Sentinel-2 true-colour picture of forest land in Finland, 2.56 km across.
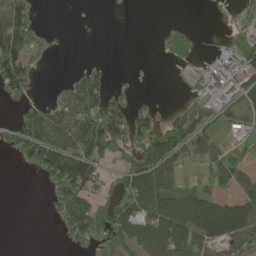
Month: June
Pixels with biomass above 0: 53%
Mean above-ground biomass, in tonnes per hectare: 57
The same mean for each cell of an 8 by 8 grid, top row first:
95 0 0 0 0 0 3 21
115 17 0 0 0 56 4 64
98 0 49 16 0 3 41 57
22 57 94 89 35 36 63 50
72 114 107 92 81 110 64 22
1 78 134 29 110 56 55 71
0 17 119 85 91 164 173 112
0 0 58 84 106 150 104 97
